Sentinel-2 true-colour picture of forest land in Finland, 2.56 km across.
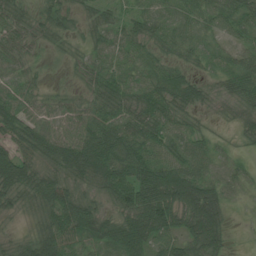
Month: July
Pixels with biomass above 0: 93%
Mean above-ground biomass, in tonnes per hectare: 48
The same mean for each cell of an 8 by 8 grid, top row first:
41 32 25 28 42 36 43 49
46 22 18 42 31 30 27 38
35 12 18 52 43 49 24 60
56 39 44 57 57 49 19 27
50 61 72 80 61 50 34 15
76 47 59 73 74 94 48 27
29 57 69 31 79 94 107 9
25 82 58 62 78 63 95 3
